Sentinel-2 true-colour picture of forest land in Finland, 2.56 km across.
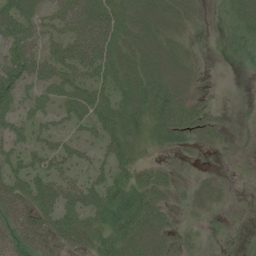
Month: July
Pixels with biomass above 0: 70%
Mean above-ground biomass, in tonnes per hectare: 35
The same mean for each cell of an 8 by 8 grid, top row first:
57 39 76 58 40 28 5 30
51 38 83 61 45 21 0 15
62 52 54 39 52 34 1 0
42 37 44 47 41 58 19 0
36 37 33 37 20 23 15 1
49 51 30 38 26 11 9 0
57 59 58 68 66 15 15 0
41 49 42 42 51 22 6 1
